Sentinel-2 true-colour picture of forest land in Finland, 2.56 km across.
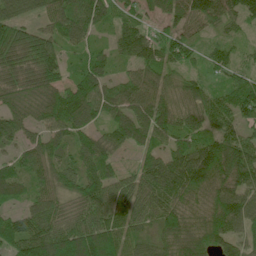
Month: June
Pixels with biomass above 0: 93%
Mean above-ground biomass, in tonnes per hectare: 84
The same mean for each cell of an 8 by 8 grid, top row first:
76 73 109 76 50 70 108 74
123 103 53 51 79 79 27 24
87 105 95 65 86 50 47 61
89 112 148 76 106 103 90 97
53 85 76 67 63 70 93 93
74 74 85 54 72 113 124 104
37 81 61 83 60 94 90 104
106 136 167 132 70 124 100 69
